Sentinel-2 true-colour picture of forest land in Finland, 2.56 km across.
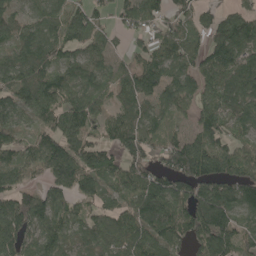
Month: May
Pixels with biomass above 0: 86%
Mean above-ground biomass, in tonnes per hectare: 101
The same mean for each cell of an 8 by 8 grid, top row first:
78 90 90 62 108 101 67 95
87 105 84 54 55 98 98 134
106 119 118 77 128 106 88 132
102 96 119 68 98 59 101 94
75 107 117 77 108 92 124 74
74 83 131 90 115 144 155 125
113 115 62 72 131 119 174 115
127 108 74 93 102 86 137 103
